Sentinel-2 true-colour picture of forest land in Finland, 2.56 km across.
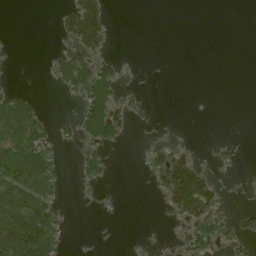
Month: June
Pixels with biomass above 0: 32%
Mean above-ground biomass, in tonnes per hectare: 37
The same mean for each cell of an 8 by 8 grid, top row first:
0 0 123 25 0 0 0 0
5 4 93 20 0 0 0 0
5 11 105 88 2 0 0 0
84 14 47 108 14 0 0 0
121 60 43 54 6 23 3 8
122 77 32 14 11 164 53 6
134 85 3 10 0 79 96 13
150 118 1 1 3 15 92 49
